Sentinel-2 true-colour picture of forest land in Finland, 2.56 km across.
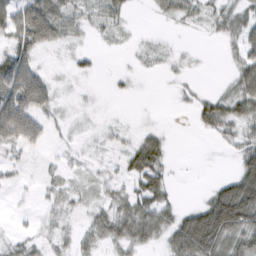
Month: February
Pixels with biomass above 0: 62%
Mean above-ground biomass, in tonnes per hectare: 24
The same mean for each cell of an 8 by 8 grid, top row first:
45 67 25 24 1 23 18 31
40 21 11 7 9 6 1 28
64 22 10 4 2 7 1 40
77 24 4 1 1 2 37 36
40 14 5 11 35 2 2 29
10 12 10 13 53 3 1 40
3 13 13 32 47 23 50 80
16 16 18 29 32 43 70 49
